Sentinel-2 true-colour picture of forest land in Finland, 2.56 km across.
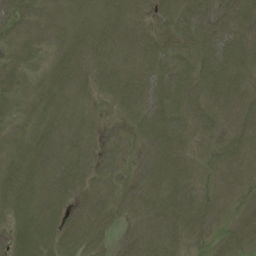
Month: August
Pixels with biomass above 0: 75%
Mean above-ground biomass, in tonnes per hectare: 7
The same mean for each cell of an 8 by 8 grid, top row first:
8 6 8 8 5 8 8 12
3 5 9 8 8 9 10 11
6 6 8 8 8 9 12 7
3 8 6 3 7 8 11 11
5 7 6 3 6 7 2 5
11 7 5 5 7 9 2 4
10 9 5 6 8 7 5 3
9 10 10 3 8 6 6 11
